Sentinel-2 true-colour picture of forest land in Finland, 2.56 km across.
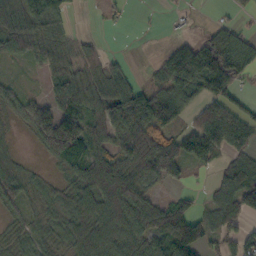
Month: October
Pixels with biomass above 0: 71%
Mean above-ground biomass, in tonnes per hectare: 59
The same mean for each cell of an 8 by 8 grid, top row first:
79 73 4 11 1 6 3 15
59 56 35 4 0 45 84 88
15 37 66 63 17 105 95 52
36 82 81 108 119 81 80 54
7 47 92 76 134 99 115 62
40 13 53 107 91 53 14 102
38 23 53 89 93 80 43 94
25 25 50 64 71 152 62 57
